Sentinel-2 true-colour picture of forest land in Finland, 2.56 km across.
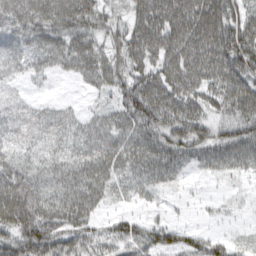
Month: March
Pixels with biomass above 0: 85%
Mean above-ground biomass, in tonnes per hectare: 62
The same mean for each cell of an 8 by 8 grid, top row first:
93 91 89 39 80 102 112 69
91 76 72 49 89 90 108 104
48 19 28 60 83 92 84 90
48 32 18 41 98 83 51 61
66 38 43 56 66 74 63 78
91 51 69 53 59 35 19 26
115 66 70 16 17 6 7 6
76 90 62 54 65 58 59 13
